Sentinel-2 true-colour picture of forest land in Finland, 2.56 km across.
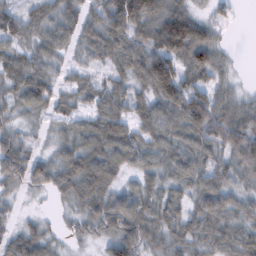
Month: February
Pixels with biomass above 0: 90%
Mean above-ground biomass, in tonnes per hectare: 62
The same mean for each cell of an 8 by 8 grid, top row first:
58 61 72 99 122 110 29 11
59 51 45 72 79 133 95 2
77 58 45 49 78 113 62 10
34 46 44 69 55 95 104 63
57 25 63 85 59 63 80 95
77 65 87 57 45 60 69 60
20 6 42 78 60 50 82 54
60 40 24 61 62 48 54 60
